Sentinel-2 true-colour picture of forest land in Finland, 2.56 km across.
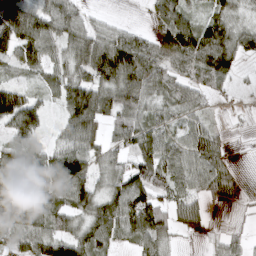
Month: April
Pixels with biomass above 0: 81%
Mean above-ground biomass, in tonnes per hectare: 67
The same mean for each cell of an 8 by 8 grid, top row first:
124 88 53 9 10 81 55 34
85 59 83 114 78 118 127 71
27 45 79 114 105 60 64 14
133 29 120 80 61 51 24 10
67 30 69 48 85 69 79 3
71 128 91 64 85 80 81 21
81 107 75 97 123 66 33 17
68 92 81 61 76 18 13 27
